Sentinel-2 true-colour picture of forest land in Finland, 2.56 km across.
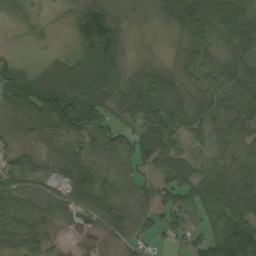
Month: September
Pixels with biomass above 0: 85%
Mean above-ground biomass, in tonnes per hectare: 56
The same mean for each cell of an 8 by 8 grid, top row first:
30 5 83 53 8 69 81 72
2 7 73 107 3 15 56 53
60 72 92 60 52 47 54 59
43 111 138 41 74 66 55 68
16 39 75 66 85 35 33 30
43 22 74 63 34 81 57 47
54 53 57 62 58 80 62 75
49 30 15 30 42 33 70 180
